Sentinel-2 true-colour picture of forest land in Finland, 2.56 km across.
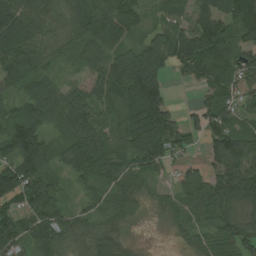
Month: August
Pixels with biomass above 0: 88%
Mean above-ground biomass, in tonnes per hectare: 83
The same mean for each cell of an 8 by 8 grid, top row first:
116 88 98 93 52 46 99 137
107 69 68 76 72 113 131 83
75 63 42 127 169 18 87 85
68 91 121 88 179 48 91 53
120 65 102 84 130 99 59 106
148 79 49 69 74 32 72 145
73 131 33 66 24 47 92 77
99 102 52 66 4 15 57 96
